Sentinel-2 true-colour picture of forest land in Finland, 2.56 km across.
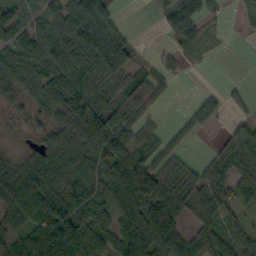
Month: October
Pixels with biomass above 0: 77%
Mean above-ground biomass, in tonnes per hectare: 64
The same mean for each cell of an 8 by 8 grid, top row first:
63 56 123 54 0 98 35 34
79 80 129 143 6 30 12 2
83 80 114 100 60 8 0 5
26 68 144 114 48 6 65 20
9 52 102 104 62 32 5 85
82 88 79 81 123 73 63 59
69 76 72 57 96 100 61 39
45 79 88 48 99 72 59 31
